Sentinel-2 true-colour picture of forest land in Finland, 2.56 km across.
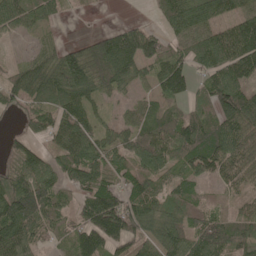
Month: May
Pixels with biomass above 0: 81%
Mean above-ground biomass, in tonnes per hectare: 84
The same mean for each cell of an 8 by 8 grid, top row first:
90 59 3 0 6 88 83 84
10 50 65 142 117 49 97 120
77 111 138 124 53 125 69 89
39 81 98 21 53 52 68 143
47 54 125 71 113 132 134 117
80 86 91 77 82 63 68 89
127 102 63 143 99 75 58 39
141 50 102 142 75 99 132 80
